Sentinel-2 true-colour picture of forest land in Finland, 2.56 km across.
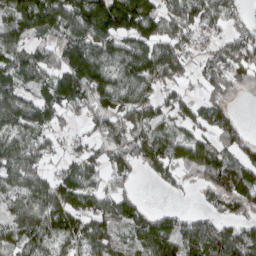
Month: March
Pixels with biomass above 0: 79%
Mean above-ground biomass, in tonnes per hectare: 89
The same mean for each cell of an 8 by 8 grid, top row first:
86 119 135 160 142 98 86 41
64 65 144 95 105 96 52 104
77 69 175 91 116 73 86 69
105 90 54 108 84 71 89 17
80 61 47 85 110 75 83 86
96 67 106 70 35 54 87 111
66 105 115 105 49 33 56 75
75 71 89 75 110 130 155 142
